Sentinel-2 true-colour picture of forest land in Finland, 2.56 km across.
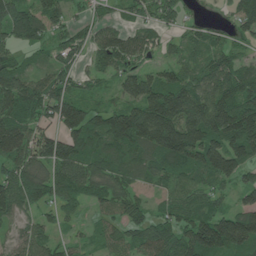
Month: June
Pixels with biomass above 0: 87%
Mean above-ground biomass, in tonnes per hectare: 90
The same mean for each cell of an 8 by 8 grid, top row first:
128 79 26 34 56 56 9 80
62 52 66 107 70 39 65 30
106 82 50 50 118 107 102 114
110 92 105 92 151 166 150 149
128 123 127 119 125 183 152 128
109 91 93 101 66 86 91 73
81 44 37 74 50 71 77 80
50 70 37 61 95 104 199 148
